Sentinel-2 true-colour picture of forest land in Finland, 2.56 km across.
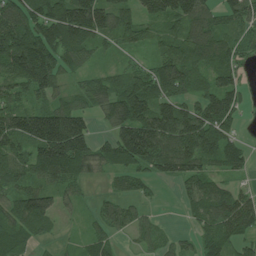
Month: July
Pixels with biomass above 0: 81%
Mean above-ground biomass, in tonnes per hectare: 96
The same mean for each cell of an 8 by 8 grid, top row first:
124 143 175 121 81 122 103 101
183 150 106 35 44 82 146 82
100 125 39 61 97 149 70 59
127 121 85 91 120 131 126 56
113 219 164 112 214 157 131 62
94 106 85 47 55 101 90 35
100 107 27 55 33 10 109 130
87 28 29 51 47 38 86 86
